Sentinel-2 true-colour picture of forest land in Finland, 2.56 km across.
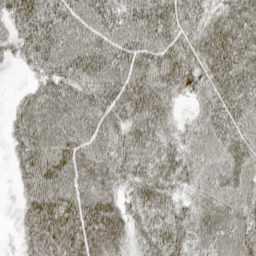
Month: April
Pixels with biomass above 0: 95%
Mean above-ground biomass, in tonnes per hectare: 57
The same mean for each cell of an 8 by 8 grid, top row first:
63 71 60 58 73 59 43 60
39 70 64 65 67 58 62 57
4 55 61 65 71 68 62 59
39 74 67 59 67 26 53 58
39 75 63 60 61 45 59 57
25 77 65 52 55 58 49 57
19 77 75 59 58 45 52 53
17 65 71 63 45 62 54 79
